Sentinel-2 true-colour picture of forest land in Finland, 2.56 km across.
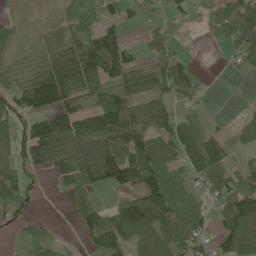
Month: May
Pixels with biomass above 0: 73%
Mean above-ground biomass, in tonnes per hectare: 73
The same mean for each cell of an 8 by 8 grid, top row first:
16 7 57 37 22 29 20 93
31 50 85 134 32 29 15 72
47 122 87 66 61 96 6 11
99 102 71 149 108 52 12 12
76 177 111 116 122 127 110 40
79 39 107 108 135 57 98 59
65 0 66 59 188 128 40 127
16 37 28 116 94 100 59 185
